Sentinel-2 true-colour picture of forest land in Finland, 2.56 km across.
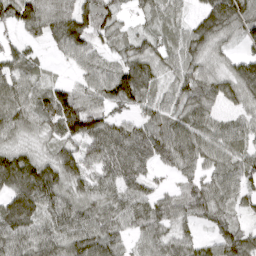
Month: April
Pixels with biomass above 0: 89%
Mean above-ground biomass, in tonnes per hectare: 81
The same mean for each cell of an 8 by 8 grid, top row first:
88 104 115 66 37 42 101 119
43 29 95 46 56 67 74 34
77 38 54 121 107 70 79 134
90 94 146 55 62 76 76 54
54 41 92 117 94 112 93 64
160 112 97 93 63 41 67 87
128 99 86 87 83 63 87 53
107 96 111 78 62 64 48 86
